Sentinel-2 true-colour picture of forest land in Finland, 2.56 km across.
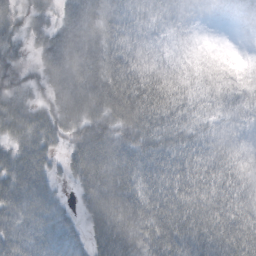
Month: October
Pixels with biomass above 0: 90%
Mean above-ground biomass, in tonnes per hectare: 56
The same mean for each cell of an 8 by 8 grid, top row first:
44 36 78 69 39 19 5 8
33 53 80 72 27 5 1 0
49 51 91 94 65 29 18 14
74 50 84 87 87 60 30 33
52 49 62 79 70 59 45 27
74 44 61 94 73 75 63 46
66 55 27 91 77 84 84 73
56 57 24 85 69 83 78 91
